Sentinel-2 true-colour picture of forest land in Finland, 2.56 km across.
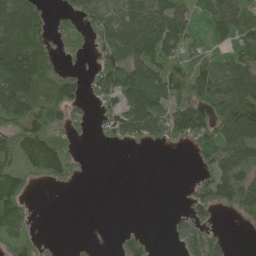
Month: June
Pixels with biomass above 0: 59%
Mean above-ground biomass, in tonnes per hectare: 55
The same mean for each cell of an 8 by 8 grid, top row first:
108 26 48 55 89 72 48 72
127 46 26 63 95 59 40 44
114 70 33 95 111 78 85 90
69 75 24 47 128 77 87 123
82 125 13 15 29 24 69 125
83 68 10 0 0 0 49 87
102 0 0 0 0 2 47 62
77 5 2 3 28 20 66 0
